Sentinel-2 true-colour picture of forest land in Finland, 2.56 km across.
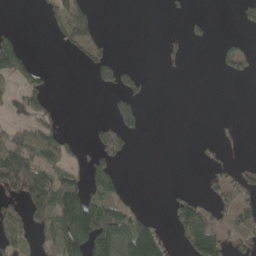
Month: May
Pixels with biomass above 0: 32%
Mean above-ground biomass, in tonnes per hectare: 46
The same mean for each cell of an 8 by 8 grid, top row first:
0 17 57 0 0 4 4 23
72 1 45 13 0 13 3 31
41 22 0 60 24 2 0 17
20 42 0 52 33 0 0 0
74 101 14 112 0 0 13 8
150 93 59 88 0 0 23 39
45 121 214 108 16 52 42 68
55 43 208 178 191 24 131 57
